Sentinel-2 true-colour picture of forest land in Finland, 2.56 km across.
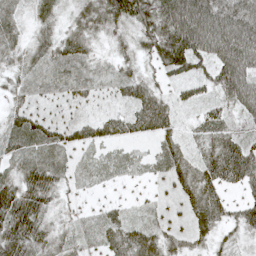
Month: May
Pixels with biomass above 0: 91%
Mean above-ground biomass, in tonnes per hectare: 53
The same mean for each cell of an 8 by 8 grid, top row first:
39 45 41 72 80 129 119 109
42 52 58 27 44 112 97 127
32 47 54 38 44 38 45 104
37 21 20 26 67 39 37 51
57 63 47 38 18 45 64 63
47 67 22 23 16 50 71 77
99 49 15 30 15 21 73 40
88 45 30 64 85 31 37 29
